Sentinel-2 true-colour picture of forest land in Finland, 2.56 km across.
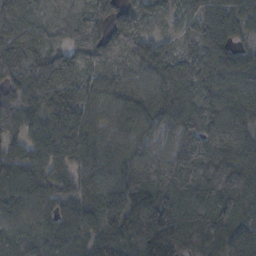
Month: November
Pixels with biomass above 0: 96%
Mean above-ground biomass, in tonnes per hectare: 94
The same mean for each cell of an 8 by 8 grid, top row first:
86 27 49 108 55 44 93 99
118 53 86 97 91 47 93 66
91 127 108 116 86 106 83 104
92 140 132 81 112 103 84 92
74 121 137 89 86 79 118 99
115 120 97 102 109 103 87 96
79 69 92 111 150 119 82 72
59 62 91 95 151 148 74 89
